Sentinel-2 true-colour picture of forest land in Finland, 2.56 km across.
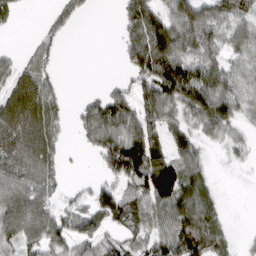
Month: March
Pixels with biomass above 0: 69%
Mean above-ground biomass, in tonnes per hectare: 68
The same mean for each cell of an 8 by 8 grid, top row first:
26 15 20 2 144 96 78 74
9 43 0 1 140 97 87 65
47 60 0 12 85 139 99 60
121 95 38 125 90 64 124 47
103 111 21 110 131 64 27 29
79 67 4 54 116 130 36 2
133 86 44 110 63 90 69 0
89 117 68 38 44 98 80 10
